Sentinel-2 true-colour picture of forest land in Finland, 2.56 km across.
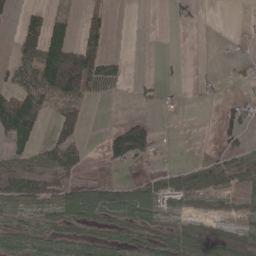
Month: May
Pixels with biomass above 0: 48%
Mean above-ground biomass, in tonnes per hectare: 37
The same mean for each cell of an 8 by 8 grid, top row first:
15 46 22 19 0 14 1 1
34 83 75 8 1 0 0 6
46 108 126 34 11 5 9 17
116 50 59 0 7 4 0 34
42 36 47 68 96 2 1 23
58 60 28 21 26 41 50 40
28 37 112 81 82 21 13 21
41 54 52 48 48 46 38 42
